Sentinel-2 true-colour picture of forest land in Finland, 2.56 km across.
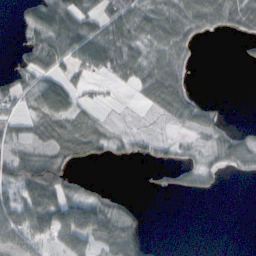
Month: October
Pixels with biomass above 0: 56%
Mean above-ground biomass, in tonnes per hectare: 33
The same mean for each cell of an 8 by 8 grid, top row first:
6 60 55 48 43 59 67 57
13 61 58 61 39 55 0 8
28 38 23 22 55 50 0 0
20 64 27 3 13 51 21 0
26 49 65 28 21 16 17 41
66 95 8 0 3 21 20 9
55 78 70 36 6 0 0 0
44 38 65 73 27 0 0 0
